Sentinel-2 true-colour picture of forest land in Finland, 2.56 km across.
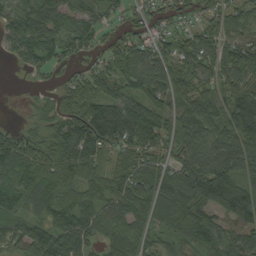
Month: September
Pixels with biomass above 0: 88%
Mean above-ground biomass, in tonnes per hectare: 79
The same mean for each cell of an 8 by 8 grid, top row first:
82 86 52 37 45 44 50 67
63 88 53 53 76 69 87 95
0 18 61 79 107 100 74 89
1 41 107 111 100 89 88 128
93 81 130 88 83 78 99 126
73 106 74 89 100 90 139 101
64 73 77 69 87 133 85 112
68 93 88 60 65 57 77 71
